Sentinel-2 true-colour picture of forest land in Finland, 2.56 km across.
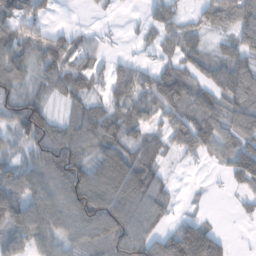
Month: January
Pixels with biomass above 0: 76%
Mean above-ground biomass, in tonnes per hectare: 71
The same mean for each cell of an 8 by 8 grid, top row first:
92 31 1 7 21 58 62 104
94 100 72 11 23 70 42 79
67 55 81 64 77 111 64 89
80 61 56 60 60 100 106 83
46 135 86 70 65 64 82 85
83 99 106 95 99 9 4 91
130 112 112 109 98 23 4 18
79 78 55 83 95 114 129 1
